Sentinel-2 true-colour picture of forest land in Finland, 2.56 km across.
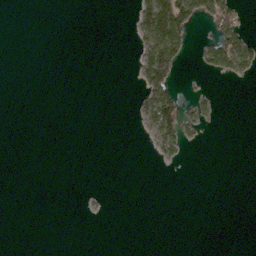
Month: March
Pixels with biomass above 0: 11%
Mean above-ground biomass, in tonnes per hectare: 11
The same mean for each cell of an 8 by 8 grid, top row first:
0 0 0 0 40 115 55 28
0 0 0 0 37 68 42 82
0 0 0 0 42 29 5 17
0 0 0 0 23 66 19 0
0 0 0 0 2 41 1 0
0 0 0 0 0 0 0 0
0 0 1 0 0 0 0 0
0 0 0 0 0 0 0 0
